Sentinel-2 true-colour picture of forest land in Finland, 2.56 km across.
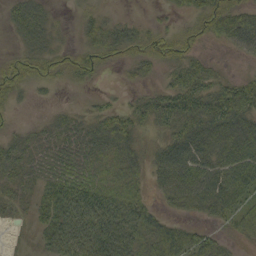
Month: September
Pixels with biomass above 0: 70%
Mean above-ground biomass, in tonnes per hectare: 34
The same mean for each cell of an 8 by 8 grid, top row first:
35 25 12 13 5 13 46 45
14 30 22 34 26 34 9 35
37 24 18 1 13 33 32 26
11 7 11 26 28 52 47 51
7 23 40 43 15 48 51 58
1 24 41 31 23 63 61 60
0 55 85 73 44 23 38 47
2 48 91 105 52 52 35 17
